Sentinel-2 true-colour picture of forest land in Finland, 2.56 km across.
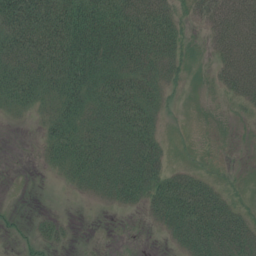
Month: July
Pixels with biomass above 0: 67%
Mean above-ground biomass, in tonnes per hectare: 41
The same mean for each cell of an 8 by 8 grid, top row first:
93 88 91 83 90 33 43 88
76 83 81 77 77 37 21 93
65 62 74 61 52 21 9 72
18 26 45 64 58 6 3 12
0 29 55 60 60 5 2 1
0 5 39 56 62 36 16 3
3 2 2 13 24 67 67 23
10 26 2 0 1 31 72 64
